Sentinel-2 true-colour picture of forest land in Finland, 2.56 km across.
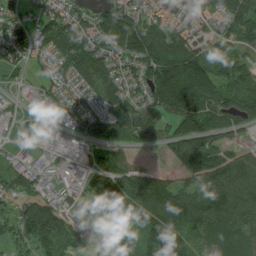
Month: July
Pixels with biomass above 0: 83%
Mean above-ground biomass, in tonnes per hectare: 94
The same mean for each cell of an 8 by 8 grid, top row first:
55 101 69 134 77 52 57 138
101 76 160 112 179 156 71 75
27 64 72 100 103 203 151 156
21 51 85 109 100 136 146 122
23 10 44 103 48 118 106 35
73 39 54 165 106 56 125 121
51 108 34 100 157 160 155 113
55 113 40 32 109 127 85 101
